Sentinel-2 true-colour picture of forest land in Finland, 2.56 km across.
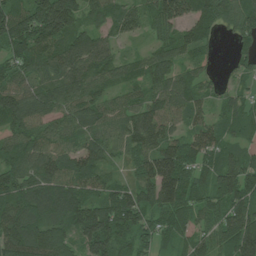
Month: July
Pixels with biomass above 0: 93%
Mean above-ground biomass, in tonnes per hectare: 93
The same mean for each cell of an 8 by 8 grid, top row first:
116 182 81 82 82 121 113 104
90 99 105 50 25 92 56 46
80 88 102 73 72 83 37 54
126 91 95 74 93 76 57 88
103 80 68 53 95 94 96 69
93 104 94 43 94 173 86 146
117 105 110 135 106 130 88 108
133 113 93 130 60 76 68 158
